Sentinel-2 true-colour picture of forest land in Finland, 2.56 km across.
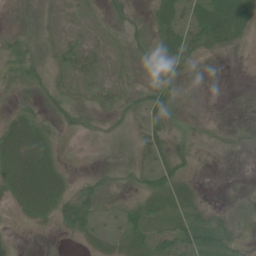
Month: June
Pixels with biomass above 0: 60%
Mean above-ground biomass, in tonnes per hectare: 19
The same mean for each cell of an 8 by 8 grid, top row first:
11 16 3 23 12 38 58 53
23 20 14 8 26 45 29 12
20 26 7 9 22 23 0 0
17 17 26 20 25 15 0 0
47 29 1 6 18 18 2 4
38 41 12 18 20 33 1 1
15 30 41 13 28 29 14 12
5 2 12 22 28 30 19 14
